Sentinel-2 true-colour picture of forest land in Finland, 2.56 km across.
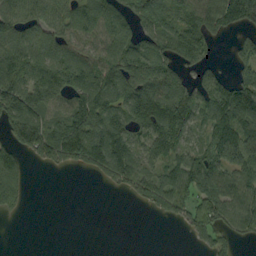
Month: September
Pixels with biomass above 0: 69%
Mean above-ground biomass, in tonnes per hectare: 86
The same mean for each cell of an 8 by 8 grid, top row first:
101 93 112 105 90 82 131 135
102 107 75 100 94 120 46 46
131 160 127 128 116 90 82 79
154 88 125 125 129 130 88 135
111 153 173 162 80 100 69 164
100 5 11 83 85 81 144 103
28 0 0 0 19 71 98 117
0 0 0 0 0 1 51 41
